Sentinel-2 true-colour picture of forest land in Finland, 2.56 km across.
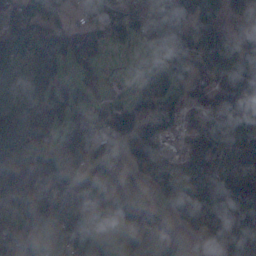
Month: November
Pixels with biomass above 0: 82%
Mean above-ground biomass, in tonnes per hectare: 91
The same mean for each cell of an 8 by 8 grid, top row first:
116 72 25 102 115 159 116 39
55 100 122 54 44 111 143 87
44 75 62 29 57 95 101 147
84 108 57 86 100 58 57 111
88 91 100 85 124 13 74 69
113 143 113 91 90 69 82 72
89 137 128 91 120 67 89 164
127 86 120 94 72 58 66 146
